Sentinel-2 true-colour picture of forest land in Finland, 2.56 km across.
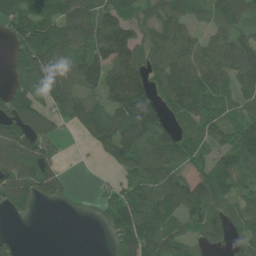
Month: June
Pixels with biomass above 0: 76%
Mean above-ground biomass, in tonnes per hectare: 86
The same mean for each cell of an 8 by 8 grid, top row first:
100 96 113 102 67 92 64 103
63 118 89 156 85 98 79 140
57 117 108 116 107 122 94 106
110 85 120 104 149 83 78 51
97 89 16 121 100 97 61 92
103 123 1 24 96 85 90 76
68 16 12 82 119 109 114 80
17 0 0 43 139 88 88 65
